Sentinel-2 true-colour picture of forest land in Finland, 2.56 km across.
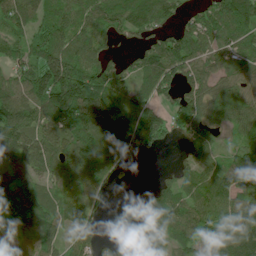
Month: July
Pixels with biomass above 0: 82%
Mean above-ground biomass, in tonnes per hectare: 80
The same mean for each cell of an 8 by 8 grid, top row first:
89 71 68 76 81 51 76 131
60 83 75 33 79 143 80 77
75 166 146 92 77 83 71 53
118 139 163 102 70 63 93 63
112 92 109 95 61 18 82 64
81 77 83 42 3 48 64 106
86 76 85 9 42 101 82 89
44 61 59 31 96 80 80 108
